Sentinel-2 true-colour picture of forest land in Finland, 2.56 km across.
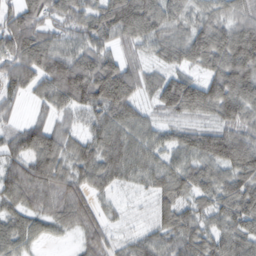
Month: February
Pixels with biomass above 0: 91%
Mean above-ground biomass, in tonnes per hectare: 82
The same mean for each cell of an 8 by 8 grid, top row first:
83 72 87 127 139 67 61 62
115 107 81 59 61 77 127 137
87 91 141 157 66 89 94 121
25 45 70 109 47 82 82 93
79 104 63 95 73 67 123 110
102 111 71 78 63 81 79 103
61 71 79 31 26 90 66 105
80 27 36 44 55 85 85 78
